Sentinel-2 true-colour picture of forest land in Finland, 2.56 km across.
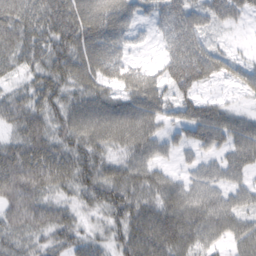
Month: February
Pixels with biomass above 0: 86%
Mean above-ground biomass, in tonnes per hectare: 69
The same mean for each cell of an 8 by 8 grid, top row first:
98 106 101 93 36 87 53 33
97 95 101 71 18 79 48 8
31 86 76 58 71 93 48 40
71 77 79 83 86 48 66 33
74 101 82 64 71 33 60 75
124 104 85 68 61 25 55 43
94 73 40 77 75 94 86 54
62 49 50 50 103 108 55 56
